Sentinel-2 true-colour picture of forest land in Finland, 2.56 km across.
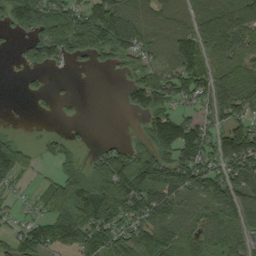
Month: September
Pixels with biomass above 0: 71%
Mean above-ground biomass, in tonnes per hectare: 73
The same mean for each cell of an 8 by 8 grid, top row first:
119 132 101 141 64 61 80 106
8 79 87 113 62 73 74 82
2 8 0 4 79 92 99 90
0 3 4 0 70 61 65 81
41 19 10 21 47 125 76 146
54 17 73 160 141 104 112 102
18 71 140 120 118 72 61 88
57 83 110 106 127 83 62 59
